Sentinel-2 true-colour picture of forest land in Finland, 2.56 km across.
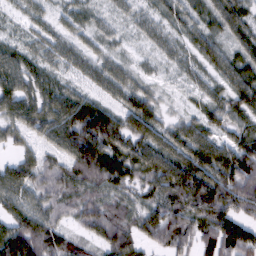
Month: February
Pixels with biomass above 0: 90%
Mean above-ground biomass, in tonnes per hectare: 64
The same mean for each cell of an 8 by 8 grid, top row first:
23 31 39 27 29 37 40 65
40 52 45 26 18 36 49 49
81 48 40 65 31 16 34 63
84 88 105 67 89 15 45 49
40 55 125 90 89 82 75 68
84 78 77 72 69 129 104 125
53 71 63 73 69 82 100 84
110 85 39 80 56 78 56 95
